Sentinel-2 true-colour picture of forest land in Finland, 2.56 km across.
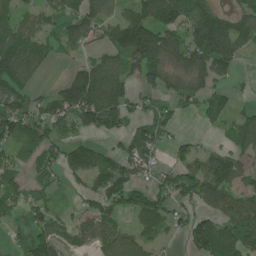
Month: June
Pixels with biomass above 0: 68%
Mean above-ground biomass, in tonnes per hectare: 80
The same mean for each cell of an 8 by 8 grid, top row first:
59 61 103 66 120 121 117 81
137 65 70 105 157 96 139 80
135 12 121 132 67 76 84 19
105 80 117 117 49 51 72 46
81 76 69 20 105 44 14 94
51 47 63 102 37 72 122 77
54 51 39 84 113 57 58 90
28 80 54 92 62 14 167 116
